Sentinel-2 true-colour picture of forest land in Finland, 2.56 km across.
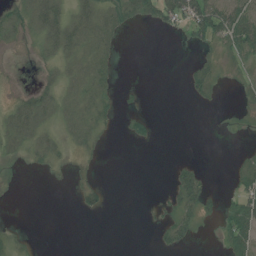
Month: July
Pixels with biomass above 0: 38%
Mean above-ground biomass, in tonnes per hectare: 15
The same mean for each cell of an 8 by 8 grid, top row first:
24 51 33 34 29 40 61 45
7 23 36 19 0 1 12 33
1 15 33 14 0 0 28 5
31 31 32 11 8 0 1 2
27 23 16 2 7 0 0 2
2 3 6 0 0 20 9 19
0 0 9 3 1 29 15 35
12 0 0 0 0 27 1 37
